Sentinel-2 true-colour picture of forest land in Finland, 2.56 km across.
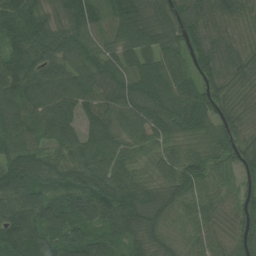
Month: July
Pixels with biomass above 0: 97%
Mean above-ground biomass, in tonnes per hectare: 83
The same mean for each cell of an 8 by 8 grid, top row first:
94 60 121 93 96 99 76 74
84 78 82 67 87 76 72 66
107 93 99 84 122 92 63 71
116 117 91 83 88 89 82 66
98 76 93 82 60 57 62 64
124 68 81 85 45 85 63 53
111 98 107 112 110 74 57 62
106 84 87 68 76 51 61 56
